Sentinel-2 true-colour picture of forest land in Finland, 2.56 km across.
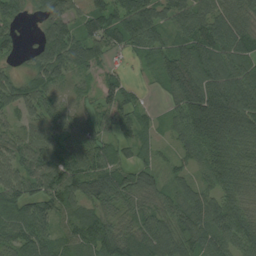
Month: August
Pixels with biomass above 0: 91%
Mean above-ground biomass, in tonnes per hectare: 68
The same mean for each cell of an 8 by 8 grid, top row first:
42 80 56 90 103 66 65 60
39 95 93 59 52 68 81 68
55 90 39 38 15 82 85 86
59 64 32 71 31 55 127 105
57 78 70 55 36 37 89 71
70 88 94 81 58 37 52 66
69 70 62 53 58 65 84 72
71 58 71 77 80 89 79 82
